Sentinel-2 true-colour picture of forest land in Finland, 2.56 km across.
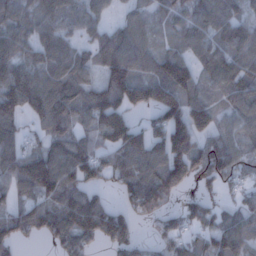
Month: December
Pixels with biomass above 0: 81%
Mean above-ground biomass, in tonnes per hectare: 93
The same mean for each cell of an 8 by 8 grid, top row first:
92 94 73 31 54 65 96 72
100 91 55 125 85 64 85 100
128 95 85 137 113 161 60 114
109 121 89 131 58 137 99 88
101 72 99 90 124 177 102 73
111 162 106 58 103 128 109 66
74 87 135 50 87 36 75 65
99 48 99 94 24 71 86 104
